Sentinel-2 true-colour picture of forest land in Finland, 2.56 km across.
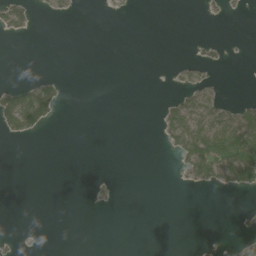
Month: June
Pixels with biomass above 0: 15%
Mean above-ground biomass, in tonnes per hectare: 15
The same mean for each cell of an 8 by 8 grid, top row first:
51 8 1 3 0 0 4 4
0 0 0 0 0 0 10 1
6 29 0 0 0 9 15 0
126 70 0 0 0 48 61 47
2 0 0 0 0 45 114 127
0 0 0 1 0 5 51 75
0 0 0 3 0 0 0 2
5 0 0 0 0 0 1 11
